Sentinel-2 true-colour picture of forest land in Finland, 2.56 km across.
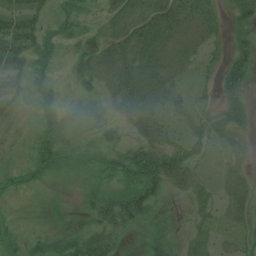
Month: July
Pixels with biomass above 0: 64%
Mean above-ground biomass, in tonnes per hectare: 23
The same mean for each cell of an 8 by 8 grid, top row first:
39 19 25 24 36 41 32 25
38 29 21 29 34 20 16 22
22 17 17 26 46 18 8 35
11 19 5 16 44 24 14 26
0 35 12 23 38 30 24 12
13 20 13 37 72 40 8 17
2 4 9 46 45 1 16 23
14 25 29 21 15 13 14 14
